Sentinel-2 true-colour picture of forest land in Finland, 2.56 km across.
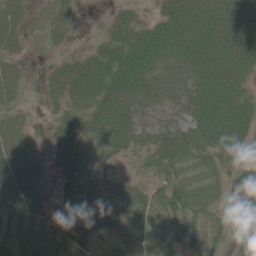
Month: June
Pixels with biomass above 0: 75%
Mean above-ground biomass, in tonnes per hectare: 28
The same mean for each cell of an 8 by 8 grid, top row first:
18 9 10 13 17 54 60 56
10 5 8 31 51 48 50 52
16 13 38 41 47 47 48 27
9 16 29 42 35 35 45 28
24 15 23 28 25 41 36 19
34 10 28 24 10 24 14 29
16 12 12 26 33 38 19 41
31 39 29 34 32 25 32 9
